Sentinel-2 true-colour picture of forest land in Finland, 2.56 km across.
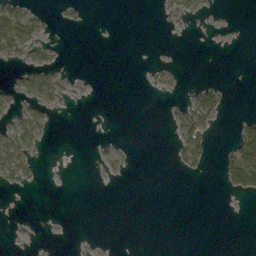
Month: March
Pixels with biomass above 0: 17%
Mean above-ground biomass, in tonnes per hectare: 10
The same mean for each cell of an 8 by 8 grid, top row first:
57 10 4 0 0 16 8 0
50 19 0 0 0 0 0 0
13 35 2 0 0 3 6 0
21 21 0 0 0 11 52 2
51 5 0 5 0 20 24 57
28 0 0 7 0 3 4 92
0 0 0 0 0 0 0 0
1 0 1 0 0 0 0 0
